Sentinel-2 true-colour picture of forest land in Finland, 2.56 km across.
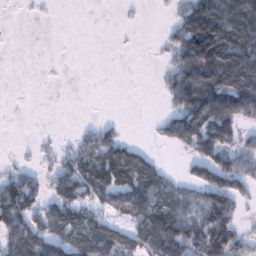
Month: January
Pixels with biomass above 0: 54%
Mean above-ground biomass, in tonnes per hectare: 65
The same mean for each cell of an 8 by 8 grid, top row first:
1 3 0 0 4 45 173 175
0 0 0 1 1 71 193 154
0 1 0 0 1 81 137 155
0 0 0 0 0 69 174 138
3 11 44 81 14 55 107 63
51 38 94 119 129 26 78 88
110 64 88 66 129 92 105 43
88 97 110 125 102 133 148 59
